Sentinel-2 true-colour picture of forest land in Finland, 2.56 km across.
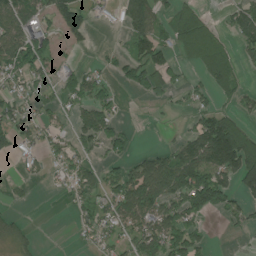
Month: July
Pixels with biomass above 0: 54%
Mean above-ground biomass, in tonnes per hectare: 72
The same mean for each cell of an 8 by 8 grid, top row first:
98 79 105 20 124 91 34 67
118 90 30 17 110 73 116 44
58 48 92 41 114 52 67 34
80 44 86 67 1 13 76 45
63 48 65 79 2 53 216 187
17 27 79 51 157 181 154 145
15 0 38 75 131 110 123 63
47 0 17 52 114 127 38 9
